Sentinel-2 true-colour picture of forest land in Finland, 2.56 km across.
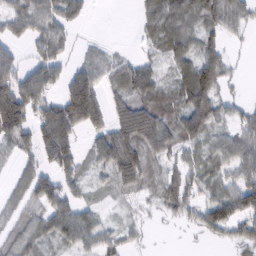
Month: February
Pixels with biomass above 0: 73%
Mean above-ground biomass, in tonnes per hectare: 53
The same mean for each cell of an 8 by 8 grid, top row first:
57 76 30 0 36 65 57 49
27 59 14 12 14 56 52 7
95 69 85 35 76 47 91 10
162 86 140 56 75 57 86 31
69 99 37 97 78 54 47 70
35 59 47 55 62 53 49 55
29 72 52 10 14 42 62 80
42 42 71 37 15 1 16 44
